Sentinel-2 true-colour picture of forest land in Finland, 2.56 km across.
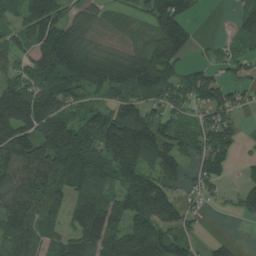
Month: July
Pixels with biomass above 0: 78%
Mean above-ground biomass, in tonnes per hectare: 105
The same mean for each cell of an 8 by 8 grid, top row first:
62 142 66 50 70 174 4 60
67 155 132 74 103 135 16 51
94 132 139 148 178 86 99 45
168 142 80 110 109 71 80 41
171 168 194 181 197 103 89 46
138 160 146 121 123 72 80 24
141 131 103 123 157 90 24 54
115 93 115 140 166 116 28 15
